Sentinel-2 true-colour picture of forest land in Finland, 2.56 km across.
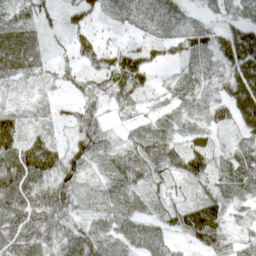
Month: April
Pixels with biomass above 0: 92%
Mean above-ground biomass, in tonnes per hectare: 61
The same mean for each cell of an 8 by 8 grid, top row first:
47 30 62 35 52 56 21 34
104 30 52 41 53 49 74 165
35 17 25 74 56 34 35 149
40 19 43 29 31 27 41 133
101 74 68 51 92 43 60 39
123 81 57 60 69 50 65 67
99 97 35 48 47 70 104 33
88 74 95 59 82 33 93 38
